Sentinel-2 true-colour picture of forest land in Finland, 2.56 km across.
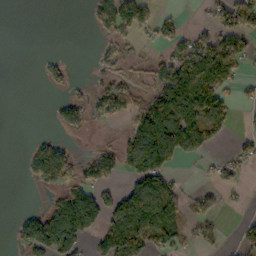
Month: October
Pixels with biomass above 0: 43%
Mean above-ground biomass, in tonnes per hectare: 60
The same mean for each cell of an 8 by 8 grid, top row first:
0 0 0 128 80 22 32 144
0 0 0 42 18 53 108 76
0 25 5 56 29 153 155 46
0 6 70 74 92 135 108 15
0 59 6 32 139 90 58 29
1 142 85 53 141 40 13 23
3 45 177 83 194 110 58 9
35 138 76 98 132 70 29 30
